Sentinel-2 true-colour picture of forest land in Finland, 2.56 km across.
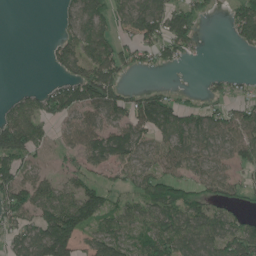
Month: June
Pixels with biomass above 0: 66%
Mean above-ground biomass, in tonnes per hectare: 71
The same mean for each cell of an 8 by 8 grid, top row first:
0 0 86 62 103 97 21 80
0 23 101 91 83 82 5 26
0 12 120 116 2 1 16 18
75 78 91 92 118 90 60 60
163 42 70 103 60 87 68 83
116 40 60 34 70 61 75 39
117 110 145 65 89 105 80 39
73 183 92 101 72 91 85 108
